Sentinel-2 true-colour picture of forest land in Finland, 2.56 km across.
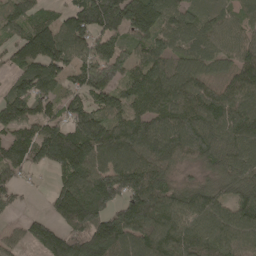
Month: April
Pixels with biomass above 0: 88%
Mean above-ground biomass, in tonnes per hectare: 122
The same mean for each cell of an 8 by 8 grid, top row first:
96 67 143 180 177 93 55 55
89 186 99 118 92 79 77 88
81 142 105 124 149 117 90 134
148 92 138 130 105 126 157 133
144 228 223 159 138 143 137 120
75 34 169 162 154 50 53 128
32 53 200 134 190 126 135 116
41 155 153 182 124 157 131 99
